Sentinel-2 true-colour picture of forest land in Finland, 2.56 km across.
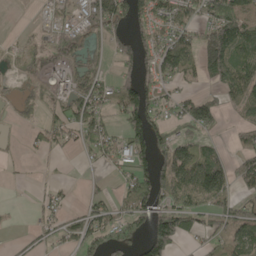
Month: May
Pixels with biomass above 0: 58%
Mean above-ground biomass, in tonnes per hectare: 67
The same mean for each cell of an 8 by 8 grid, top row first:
0 37 84 128 73 85 84 113
12 59 94 45 78 140 126 109
20 59 87 47 81 59 35 100
18 32 96 52 112 59 96 53
5 51 39 63 102 91 51 37
5 7 3 21 89 115 179 67
3 50 31 61 111 116 93 68
15 45 86 90 87 93 42 76
